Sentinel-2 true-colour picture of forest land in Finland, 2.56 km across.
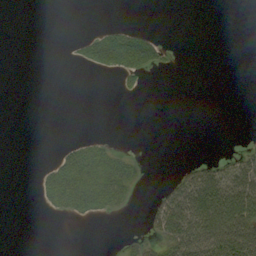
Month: September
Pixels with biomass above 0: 22%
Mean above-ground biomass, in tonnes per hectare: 17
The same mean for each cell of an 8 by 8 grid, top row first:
0 0 0 0 0 0 0 0
0 0 14 69 58 2 0 0
0 0 0 2 10 0 0 0
0 0 0 0 0 0 0 0
0 0 20 11 0 0 0 2
0 23 50 49 10 11 41 48
0 12 32 23 3 71 104 117
0 0 0 0 12 68 96 100
